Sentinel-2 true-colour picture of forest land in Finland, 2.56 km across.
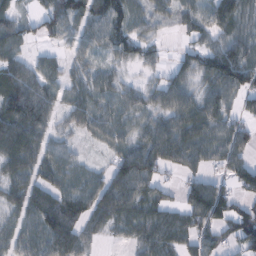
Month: February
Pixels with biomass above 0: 80%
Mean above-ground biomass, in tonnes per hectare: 62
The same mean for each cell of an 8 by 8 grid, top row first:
42 60 79 92 46 41 58 78
51 20 42 59 48 12 51 77
80 54 41 43 21 53 63 86
113 69 60 58 50 82 77 40
105 52 16 47 68 94 73 59
68 54 54 70 88 21 45 43
52 97 81 88 68 47 150 74
53 93 61 13 55 59 53 87
